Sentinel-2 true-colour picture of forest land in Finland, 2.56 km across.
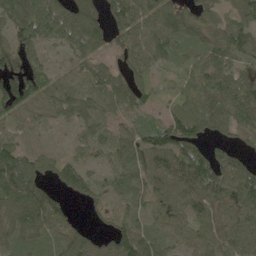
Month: May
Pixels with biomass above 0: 85%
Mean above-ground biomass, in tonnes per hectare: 68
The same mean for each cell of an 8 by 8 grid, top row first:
105 96 97 60 76 85 67 62
86 41 65 40 80 69 83 77
87 55 45 58 40 27 78 76
69 48 72 41 41 58 87 74
55 17 35 53 84 119 58 31
163 52 91 41 70 96 107 83
101 109 15 27 35 61 84 77
62 60 68 67 92 47 67 70
